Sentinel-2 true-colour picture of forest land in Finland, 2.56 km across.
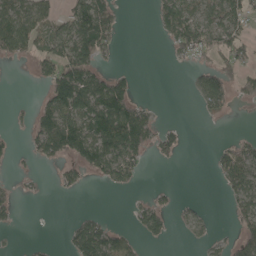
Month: May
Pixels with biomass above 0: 41%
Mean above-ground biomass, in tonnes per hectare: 46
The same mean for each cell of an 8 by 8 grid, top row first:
89 57 113 68 0 100 60 66
71 58 123 31 0 55 72 59
0 66 123 73 0 0 67 52
7 72 113 136 43 0 24 1
10 84 102 112 65 32 3 35
8 2 39 59 14 0 6 92
25 0 4 0 39 23 5 60
3 5 84 81 25 4 25 70
